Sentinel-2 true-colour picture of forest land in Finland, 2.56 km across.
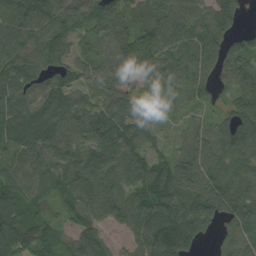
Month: August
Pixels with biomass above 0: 92%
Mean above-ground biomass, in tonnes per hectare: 92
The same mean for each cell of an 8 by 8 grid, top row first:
120 113 93 99 67 147 120 58
122 101 47 92 121 99 134 73
117 82 60 59 42 79 94 97
104 122 90 113 64 25 34 88
103 115 75 119 71 33 95 92
73 95 99 95 103 132 120 85
102 48 89 91 117 140 125 103
117 84 82 37 106 156 22 67
